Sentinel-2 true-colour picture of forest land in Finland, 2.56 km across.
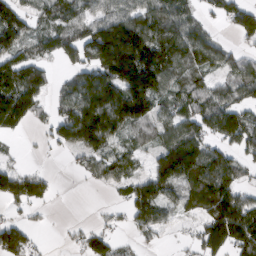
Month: March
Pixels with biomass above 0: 69%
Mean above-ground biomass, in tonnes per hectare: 94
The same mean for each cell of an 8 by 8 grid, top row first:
116 79 74 89 111 105 35 100
107 56 114 248 183 133 83 31
124 60 107 176 219 85 62 94
157 37 183 215 132 93 105 90
5 29 136 87 44 138 96 87
113 36 18 64 67 169 205 79
37 19 0 19 118 56 115 146
136 4 42 57 26 8 121 140
